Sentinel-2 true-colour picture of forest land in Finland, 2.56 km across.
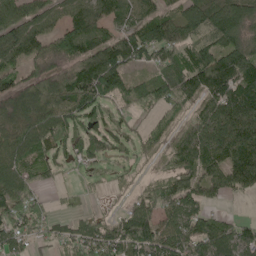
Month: May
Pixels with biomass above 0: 79%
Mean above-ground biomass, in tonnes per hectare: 96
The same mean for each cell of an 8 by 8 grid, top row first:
97 82 101 80 95 77 135 165
127 86 93 83 137 126 78 114
59 119 137 152 65 147 114 139
117 146 138 76 52 70 96 154
123 120 98 74 61 74 148 160
111 45 29 37 14 77 92 98
107 40 24 13 112 104 53 1
83 48 88 137 183 111 129 106
